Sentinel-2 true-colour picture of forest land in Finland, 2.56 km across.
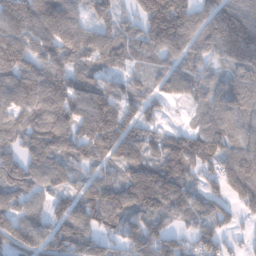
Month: January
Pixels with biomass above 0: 89%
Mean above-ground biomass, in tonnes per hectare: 110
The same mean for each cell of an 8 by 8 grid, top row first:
118 77 74 100 132 188 115 132
129 91 74 110 84 106 93 181
126 135 100 74 51 95 64 97
105 142 138 168 86 10 77 98
91 137 115 161 122 107 146 107
127 99 60 73 162 135 67 133
115 100 132 171 147 107 76 93
139 126 126 88 146 100 105 34
